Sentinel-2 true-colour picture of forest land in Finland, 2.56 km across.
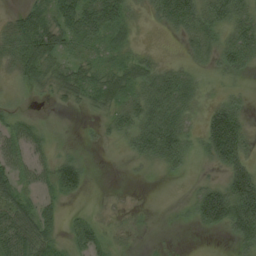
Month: August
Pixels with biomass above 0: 70%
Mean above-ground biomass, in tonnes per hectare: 39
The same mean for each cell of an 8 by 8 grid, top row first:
21 48 85 77 17 75 61 56
38 65 37 37 11 7 47 61
23 38 47 54 65 68 22 16
20 4 9 37 71 76 39 41
46 29 9 16 64 76 63 73
42 41 49 0 5 11 13 75
56 30 5 9 5 7 98 96
63 42 31 20 4 2 1 38
